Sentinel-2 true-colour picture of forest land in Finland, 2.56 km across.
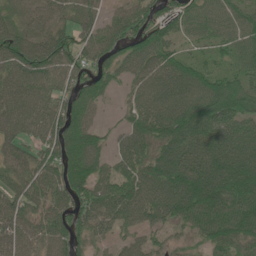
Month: June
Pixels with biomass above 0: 88%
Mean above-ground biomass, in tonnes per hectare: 77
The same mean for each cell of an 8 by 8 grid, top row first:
52 57 68 42 63 63 72 68
103 100 69 60 85 46 32 65
88 77 56 44 73 85 74 61
87 83 80 10 92 107 112 105
65 75 110 39 82 102 81 85
65 77 92 70 92 118 133 118
78 72 81 92 96 114 135 114
80 75 53 37 42 24 68 88
